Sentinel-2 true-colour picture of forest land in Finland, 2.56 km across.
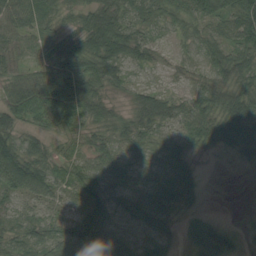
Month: August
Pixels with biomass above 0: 86%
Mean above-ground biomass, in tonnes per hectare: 46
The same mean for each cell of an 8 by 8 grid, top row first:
61 38 52 75 57 51 49 58
47 42 69 95 48 19 45 56
39 58 86 48 14 19 37 61
58 62 60 34 59 49 55 75
65 30 23 39 34 29 37 42
94 61 52 49 28 50 2 1
31 33 47 54 42 45 7 1
39 55 85 56 16 14 78 21
